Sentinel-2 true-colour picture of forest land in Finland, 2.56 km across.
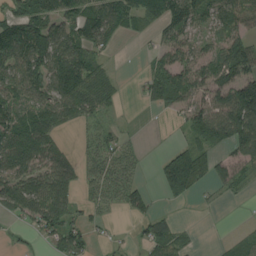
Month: August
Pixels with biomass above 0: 67%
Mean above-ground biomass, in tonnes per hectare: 66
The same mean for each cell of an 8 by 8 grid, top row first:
70 81 89 104 64 114 78 90
127 127 98 25 10 83 53 101
101 99 121 40 43 93 89 130
74 96 74 26 6 42 101 150
103 79 21 51 9 28 56 106
86 92 58 76 15 146 58 56
67 103 42 31 49 10 8 1
15 42 73 18 45 52 2 32
